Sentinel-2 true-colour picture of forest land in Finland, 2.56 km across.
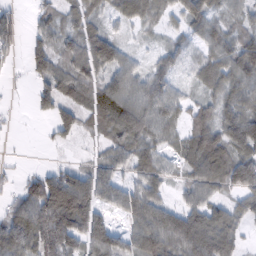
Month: February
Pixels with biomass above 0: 81%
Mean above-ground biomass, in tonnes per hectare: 70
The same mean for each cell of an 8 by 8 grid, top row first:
35 44 54 35 62 47 76 37
33 71 90 83 14 46 56 91
5 68 80 68 67 38 69 83
6 51 81 99 101 62 68 89
2 15 20 69 72 42 127 131
20 66 78 69 73 30 114 125
72 154 134 59 108 62 82 51
84 117 94 92 96 111 129 44
